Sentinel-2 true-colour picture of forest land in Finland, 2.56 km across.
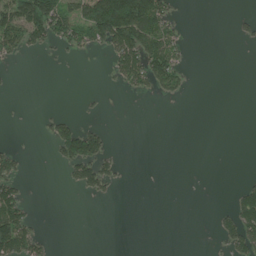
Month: June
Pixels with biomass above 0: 24%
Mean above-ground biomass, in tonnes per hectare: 35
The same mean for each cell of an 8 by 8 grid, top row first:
149 153 93 200 164 33 0 16
59 39 42 71 128 73 0 3
3 0 0 18 67 61 0 0
1 12 11 0 0 0 0 0
11 20 137 20 0 0 0 0
61 0 74 51 0 0 0 5
96 0 0 0 0 0 1 85
154 24 0 0 0 0 2 96
